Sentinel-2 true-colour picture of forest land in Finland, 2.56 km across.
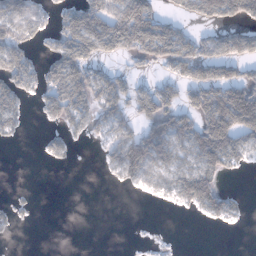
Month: January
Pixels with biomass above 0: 48%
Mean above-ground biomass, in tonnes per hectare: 57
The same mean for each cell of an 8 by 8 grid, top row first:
90 39 120 134 135 31 57 81
91 32 130 84 113 107 63 87
91 77 113 67 15 55 90 87
52 57 72 80 72 78 135 215
8 30 8 65 137 82 154 81
0 0 0 17 59 59 97 7
14 0 0 0 0 16 69 19
2 0 0 0 2 1 0 0
